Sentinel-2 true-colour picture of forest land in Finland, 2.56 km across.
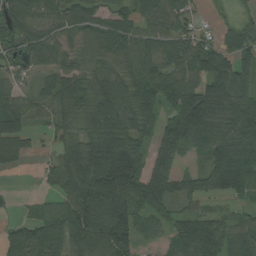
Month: August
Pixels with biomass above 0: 86%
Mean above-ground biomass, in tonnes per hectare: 87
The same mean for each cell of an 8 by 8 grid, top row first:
96 72 73 63 67 77 18 28
90 92 39 70 80 89 79 96
41 52 80 81 103 103 104 88
102 55 68 108 92 125 131 118
71 23 106 138 71 114 95 110
8 41 151 200 122 81 112 149
12 51 179 168 89 51 29 34
69 101 132 151 41 71 113 86
